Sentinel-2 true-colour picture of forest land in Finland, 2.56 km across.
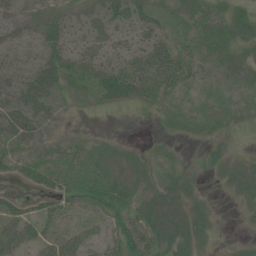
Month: July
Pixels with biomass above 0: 65%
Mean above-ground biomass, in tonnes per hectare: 21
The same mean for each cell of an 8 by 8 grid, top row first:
23 25 24 35 33 16 27 21
22 27 24 32 30 30 19 18
21 31 26 42 35 30 10 14
32 22 4 5 5 14 9 16
17 13 14 9 5 6 13 5
18 31 25 25 18 15 6 23
22 25 21 29 25 22 12 7
41 34 34 31 38 29 11 6
